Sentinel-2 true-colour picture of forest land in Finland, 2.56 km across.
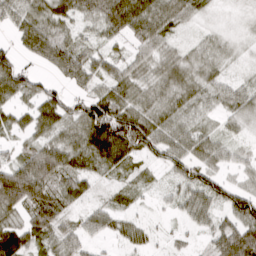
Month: March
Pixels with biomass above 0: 82%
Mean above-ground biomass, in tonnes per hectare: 48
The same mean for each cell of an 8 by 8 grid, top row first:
47 66 49 88 85 63 14 8
34 82 46 25 43 28 23 10
80 29 50 54 40 52 38 19
37 59 68 106 58 51 27 33
24 59 71 114 82 59 44 17
93 84 64 26 19 47 59 19
53 79 26 31 8 23 53 86
74 42 41 20 24 12 26 101
